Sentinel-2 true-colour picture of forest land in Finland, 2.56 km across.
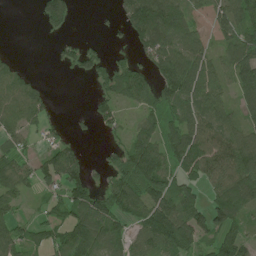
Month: June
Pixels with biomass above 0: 68%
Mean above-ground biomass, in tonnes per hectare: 67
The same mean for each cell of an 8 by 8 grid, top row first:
0 91 6 12 159 93 44 92
2 4 47 14 68 106 49 92
68 5 14 69 59 153 87 97
92 35 6 44 54 81 91 48
52 35 17 25 92 100 111 103
71 59 62 56 125 79 80 112
31 27 90 90 105 111 90 93
65 43 93 85 67 117 45 66
